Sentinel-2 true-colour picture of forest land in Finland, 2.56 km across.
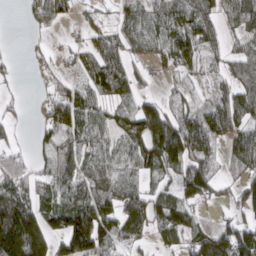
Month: March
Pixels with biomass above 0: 72%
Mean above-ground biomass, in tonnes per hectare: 75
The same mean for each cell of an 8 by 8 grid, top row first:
0 71 22 26 85 84 80 85
3 24 46 80 68 99 55 41
19 34 48 109 28 27 37 72
17 68 98 59 113 52 82 100
29 49 73 63 136 162 93 90
87 61 80 89 51 69 97 54
161 71 108 84 109 110 28 67
209 114 161 101 41 64 110 122
